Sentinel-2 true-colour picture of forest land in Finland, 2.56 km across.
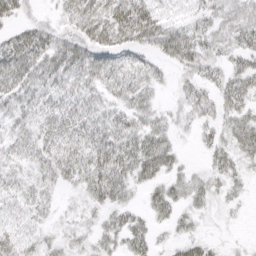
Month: April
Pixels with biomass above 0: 83%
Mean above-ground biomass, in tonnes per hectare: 31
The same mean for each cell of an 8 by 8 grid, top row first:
25 10 44 52 58 19 30 38
44 42 43 41 30 52 37 36
46 34 34 39 33 15 28 39
28 30 35 28 34 19 26 35
27 37 42 50 51 20 20 40
22 31 39 61 39 24 26 22
20 18 14 34 21 31 17 10
31 19 17 30 32 18 13 4
